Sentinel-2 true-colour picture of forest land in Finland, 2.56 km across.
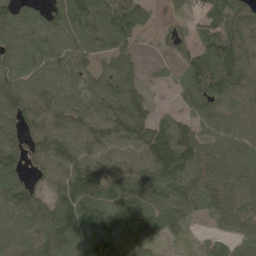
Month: May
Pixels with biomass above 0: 88%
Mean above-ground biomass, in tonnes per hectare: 103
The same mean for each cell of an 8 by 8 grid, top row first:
96 81 169 145 83 43 65 83
92 96 108 107 14 72 129 149
105 97 85 111 46 60 210 127
121 114 106 126 83 52 96 95
81 137 125 124 152 184 94 114
87 93 123 113 114 133 106 118
104 86 118 126 125 108 77 104
80 113 67 147 112 40 22 89
